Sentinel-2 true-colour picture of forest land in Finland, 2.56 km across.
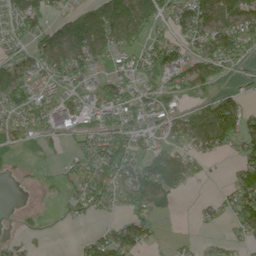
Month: June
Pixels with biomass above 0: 61%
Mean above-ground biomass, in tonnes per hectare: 55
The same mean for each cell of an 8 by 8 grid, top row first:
70 54 86 128 107 65 88 93
34 115 117 75 53 65 76 77
104 67 49 50 34 69 72 23
42 78 80 85 51 45 68 77
15 11 35 83 52 60 74 57
5 9 47 79 109 125 11 45
4 6 41 38 61 23 18 70
14 3 16 69 34 9 9 20
